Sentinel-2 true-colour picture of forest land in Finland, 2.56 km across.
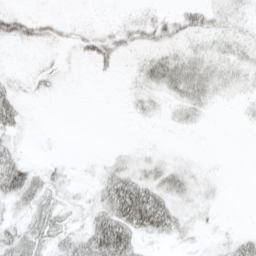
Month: April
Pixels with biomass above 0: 49%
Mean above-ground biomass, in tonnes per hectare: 15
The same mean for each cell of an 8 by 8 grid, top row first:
32 12 1 3 13 24 27 14
4 7 13 27 19 19 14 16
10 9 1 2 19 40 28 12
30 0 0 0 10 11 7 4
14 0 0 2 3 1 0 0
63 20 3 25 23 25 6 0
18 16 10 41 64 21 8 0
36 20 28 62 14 9 3 18
